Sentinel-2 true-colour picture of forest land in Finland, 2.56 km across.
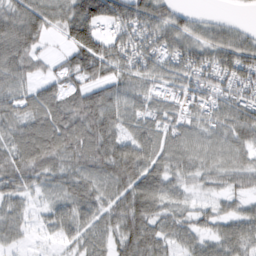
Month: February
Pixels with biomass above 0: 86%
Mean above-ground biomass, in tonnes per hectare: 75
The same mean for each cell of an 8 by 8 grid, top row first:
99 98 155 116 94 49 18 5
116 20 152 110 97 105 86 93
75 47 73 85 80 73 74 82
76 106 121 100 57 55 70 89
88 114 101 92 89 84 73 83
90 59 71 89 97 64 50 65
42 36 78 61 90 41 27 35
29 13 51 53 105 49 50 74
